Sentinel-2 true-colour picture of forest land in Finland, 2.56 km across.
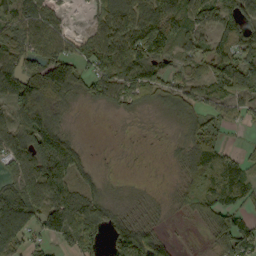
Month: September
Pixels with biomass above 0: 78%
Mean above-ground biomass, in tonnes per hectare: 73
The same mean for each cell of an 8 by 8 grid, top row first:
88 84 1 80 95 84 85 103
82 90 49 85 127 65 61 93
106 191 85 95 100 55 87 131
75 139 6 14 16 39 59 50
97 137 28 2 2 14 96 12
63 134 55 5 2 17 140 85
135 124 103 36 24 26 107 66
103 66 94 70 118 19 30 139
